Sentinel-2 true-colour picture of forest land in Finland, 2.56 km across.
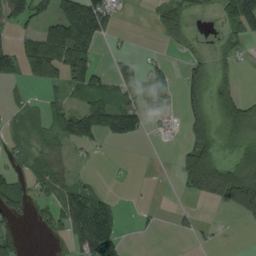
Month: August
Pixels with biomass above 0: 49%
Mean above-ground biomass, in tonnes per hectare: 52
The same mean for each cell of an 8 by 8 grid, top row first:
78 65 224 76 1 80 12 157
50 143 153 7 3 28 13 28
36 62 92 44 35 12 63 20
14 35 81 116 64 16 64 89
23 43 57 17 9 5 69 54
40 83 19 2 0 13 134 109
56 46 129 54 7 13 7 81
43 13 101 121 2 6 10 0
